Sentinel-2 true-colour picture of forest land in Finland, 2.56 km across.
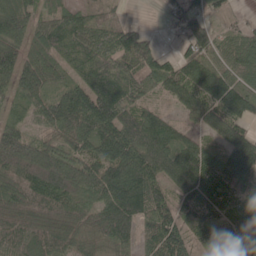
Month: May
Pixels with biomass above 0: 90%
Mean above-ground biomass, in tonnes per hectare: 84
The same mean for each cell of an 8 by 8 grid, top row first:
94 47 51 26 1 49 65 17
65 74 62 93 101 31 86 72
74 71 61 85 78 101 115 68
29 88 142 145 89 38 100 93
105 69 76 129 119 86 56 116
79 124 104 124 135 106 116 123
80 85 68 129 120 88 92 87
74 85 72 88 66 113 66 65
